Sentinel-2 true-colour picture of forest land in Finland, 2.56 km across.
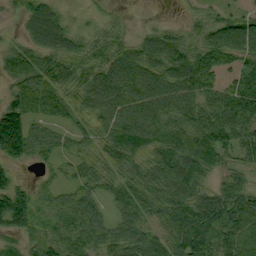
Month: September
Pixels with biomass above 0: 89%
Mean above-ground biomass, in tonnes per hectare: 63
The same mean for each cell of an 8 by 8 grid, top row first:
19 70 10 18 3 3 26 35
29 63 43 54 62 68 58 66
47 66 60 70 77 75 63 63
95 53 39 63 71 64 78 121
136 49 31 61 76 75 96 77
29 17 49 54 67 113 48 39
129 49 74 41 76 93 102 111
39 89 85 75 74 78 99 66
